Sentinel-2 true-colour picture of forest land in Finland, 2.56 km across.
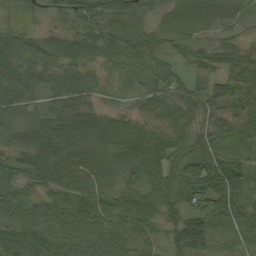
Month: September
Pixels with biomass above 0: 95%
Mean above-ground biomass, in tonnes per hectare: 61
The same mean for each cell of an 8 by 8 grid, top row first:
37 34 67 61 39 65 66 39
81 46 60 51 61 41 50 46
89 52 64 22 44 38 44 61
68 49 86 34 32 65 48 46
57 88 81 97 101 52 47 49
65 69 75 75 58 49 68 73
69 73 114 80 83 51 52 56
83 74 80 75 37 77 72 23
